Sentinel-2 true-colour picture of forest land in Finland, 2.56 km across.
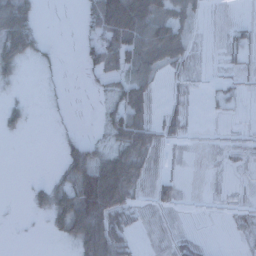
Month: December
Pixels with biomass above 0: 48%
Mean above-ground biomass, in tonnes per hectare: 27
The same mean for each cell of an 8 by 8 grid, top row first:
89 0 14 101 87 44 7 1
70 9 17 65 71 51 2 17
14 3 3 28 50 9 3 10
23 3 0 22 44 17 3 3
1 0 30 31 57 9 2 7
0 6 88 118 29 9 1 2
0 41 115 94 9 12 1 5
0 5 73 66 3 14 3 3
